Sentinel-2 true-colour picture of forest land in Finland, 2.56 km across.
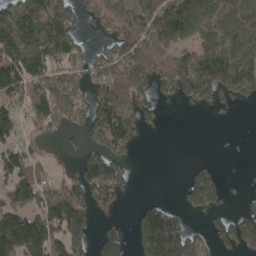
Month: April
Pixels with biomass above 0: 61%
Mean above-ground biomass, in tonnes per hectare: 108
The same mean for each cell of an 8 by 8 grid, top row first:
158 169 77 101 130 167 106 121
199 170 71 82 146 105 144 195
153 121 103 153 135 161 215 209
96 146 101 203 105 3 27 5
86 16 41 141 14 0 0 2
127 58 103 164 0 2 87 10
147 160 167 62 57 50 87 33
271 198 118 56 130 242 88 109
